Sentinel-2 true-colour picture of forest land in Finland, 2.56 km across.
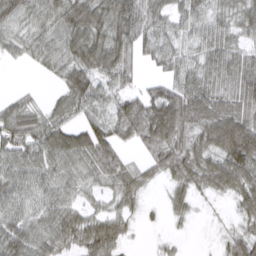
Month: March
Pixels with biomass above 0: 84%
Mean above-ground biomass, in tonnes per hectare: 56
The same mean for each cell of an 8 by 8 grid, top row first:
71 61 86 86 72 48 55 58
34 60 89 90 38 41 59 50
1 11 82 63 16 47 59 67
64 43 55 54 70 96 77 68
80 83 80 46 43 68 73 119
63 60 50 52 31 49 71 87
62 64 43 33 21 27 8 41
88 68 54 56 4 11 7 50
